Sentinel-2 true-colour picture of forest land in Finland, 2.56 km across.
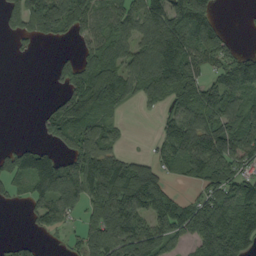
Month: September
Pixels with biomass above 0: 67%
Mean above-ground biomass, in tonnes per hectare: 80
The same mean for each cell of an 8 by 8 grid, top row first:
72 125 92 91 118 130 74 2
9 3 34 89 91 152 88 23
0 7 105 117 111 127 51 121
0 38 91 63 9 58 82 84
29 40 102 41 4 88 120 102
87 151 143 181 112 40 104 65
8 93 74 156 122 103 88 120
23 7 47 140 146 58 132 132
